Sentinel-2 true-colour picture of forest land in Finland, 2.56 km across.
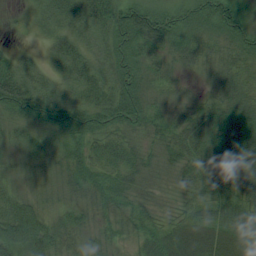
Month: August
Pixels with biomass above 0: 96%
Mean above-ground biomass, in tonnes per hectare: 43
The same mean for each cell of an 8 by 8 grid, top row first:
6 35 53 64 79 43 63 29
11 22 42 47 50 44 37 42
67 34 46 47 39 23 17 43
49 48 54 62 57 19 34 69
23 21 44 39 24 46 65 90
15 17 42 45 30 21 44 59
57 27 36 38 30 17 39 56
94 74 41 21 43 63 67 56
